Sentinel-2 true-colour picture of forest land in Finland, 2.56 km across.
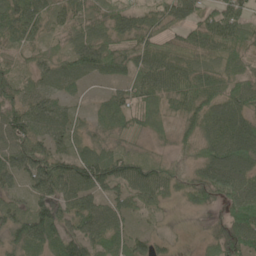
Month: May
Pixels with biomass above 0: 89%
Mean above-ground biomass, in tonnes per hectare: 57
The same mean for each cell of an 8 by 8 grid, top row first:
84 57 41 44 48 64 47 68
37 26 58 52 63 54 65 51
43 44 35 32 71 78 63 48
70 74 20 67 63 40 70 63
81 60 42 52 25 28 56 80
59 97 88 88 83 37 70 83
42 63 71 52 44 11 32 79
73 77 79 64 48 14 28 73
